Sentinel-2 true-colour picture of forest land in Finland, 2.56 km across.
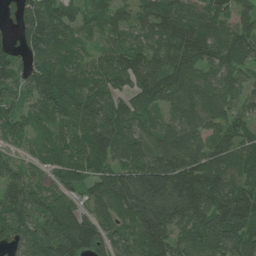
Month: July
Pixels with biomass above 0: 93%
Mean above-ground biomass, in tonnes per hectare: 97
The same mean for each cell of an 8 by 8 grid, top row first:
67 121 81 85 73 116 109 68
64 126 53 68 79 116 111 115
86 113 82 84 113 99 77 69
68 81 98 92 78 70 93 60
33 64 93 122 87 117 90 95
72 50 61 100 147 159 124 89
109 91 59 110 184 162 131 150
94 109 149 85 116 97 126 120
